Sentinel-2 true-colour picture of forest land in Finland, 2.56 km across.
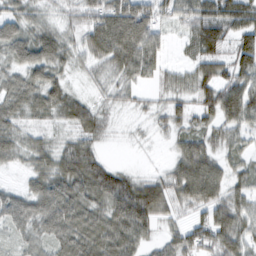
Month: February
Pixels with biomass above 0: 87%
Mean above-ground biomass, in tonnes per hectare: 57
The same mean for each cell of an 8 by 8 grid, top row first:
53 26 40 95 89 55 80 79
66 79 49 97 96 10 53 74
46 64 12 37 34 37 71 70
52 50 57 18 16 45 62 90
48 33 60 5 5 34 52 39
8 69 99 84 26 67 95 41
59 73 74 89 111 44 62 61
29 53 82 91 47 53 70 74
